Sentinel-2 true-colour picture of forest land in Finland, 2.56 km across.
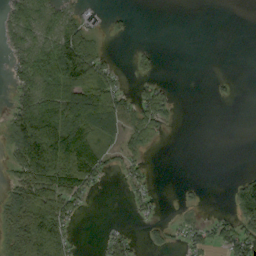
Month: September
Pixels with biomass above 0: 44%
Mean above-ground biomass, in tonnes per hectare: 37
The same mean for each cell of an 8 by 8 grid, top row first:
45 50 27 9 0 0 0 0
33 66 116 3 9 0 0 0
30 83 92 40 18 3 3 4
49 96 108 89 51 11 0 0
76 138 96 28 29 0 0 0
43 115 87 10 20 0 0 17
86 108 24 0 15 5 5 63
94 137 7 26 10 12 31 63
